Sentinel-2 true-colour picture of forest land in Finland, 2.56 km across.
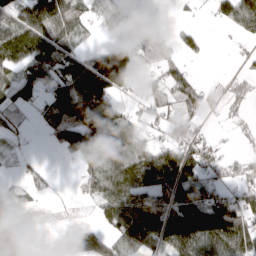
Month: March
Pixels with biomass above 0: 64%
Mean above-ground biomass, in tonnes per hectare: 71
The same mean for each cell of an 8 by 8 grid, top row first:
76 99 62 32 7 9 13 92
125 126 58 58 55 41 11 6
81 93 182 146 45 63 8 21
49 96 131 95 49 49 28 18
13 21 151 176 69 91 53 10
14 19 38 123 139 164 64 38
26 7 7 89 118 134 146 104
29 9 68 67 101 125 147 133
